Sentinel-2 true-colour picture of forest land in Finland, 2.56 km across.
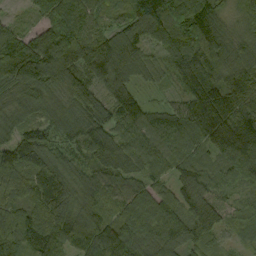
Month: September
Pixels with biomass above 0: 98%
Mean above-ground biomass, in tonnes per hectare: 110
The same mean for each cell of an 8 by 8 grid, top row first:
19 97 118 57 142 138 117 63
132 151 138 139 75 136 171 81
135 116 111 141 51 58 138 129
77 84 110 102 86 52 161 119
130 96 94 131 113 115 113 188
101 149 73 103 78 86 76 106
109 157 124 78 119 106 160 42
128 125 178 152 132 110 103 43
